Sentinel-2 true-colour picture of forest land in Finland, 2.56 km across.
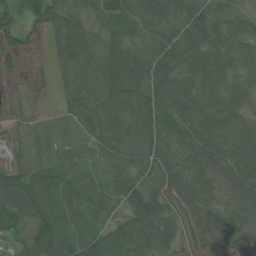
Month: July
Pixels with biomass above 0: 88%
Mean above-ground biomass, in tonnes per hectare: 74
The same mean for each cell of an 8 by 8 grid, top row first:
28 55 74 83 81 83 86 43
31 26 105 85 75 95 94 70
18 16 68 108 105 110 87 69
13 9 75 99 102 119 110 85
15 14 40 83 88 86 102 108
97 65 48 52 82 102 85 106
118 118 80 49 88 53 79 86
46 118 103 117 97 46 43 45
